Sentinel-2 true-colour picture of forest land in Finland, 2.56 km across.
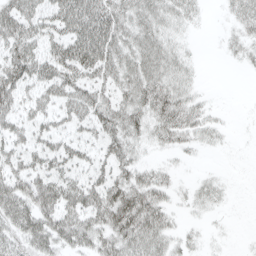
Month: April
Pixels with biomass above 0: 70%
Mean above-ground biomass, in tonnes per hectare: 35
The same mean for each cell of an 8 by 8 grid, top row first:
57 39 76 58 40 28 5 30
51 38 83 61 45 21 0 15
62 52 54 39 52 34 1 0
42 37 44 47 41 58 19 0
36 37 33 37 20 23 15 1
49 51 30 38 26 11 9 0
57 59 58 68 66 15 15 0
41 49 42 42 51 22 6 1
